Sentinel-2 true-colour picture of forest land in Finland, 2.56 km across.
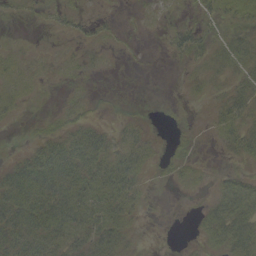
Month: September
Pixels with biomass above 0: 59%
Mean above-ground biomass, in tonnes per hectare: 15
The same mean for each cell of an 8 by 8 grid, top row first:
5 6 9 3 3 4 13 16
6 3 7 4 1 16 16 26
15 6 7 2 0 1 13 18
10 4 10 4 2 2 5 27
1 22 35 23 19 6 2 26
29 42 35 38 13 9 6 15
41 37 37 29 7 0 14 41
36 31 22 29 2 0 13 38
